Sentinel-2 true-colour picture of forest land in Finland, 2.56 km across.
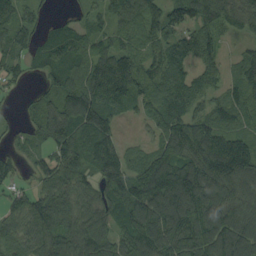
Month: September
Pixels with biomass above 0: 87%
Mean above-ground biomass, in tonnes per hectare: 100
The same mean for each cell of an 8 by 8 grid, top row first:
90 31 39 68 104 100 112 91
88 122 96 83 76 92 95 31
42 73 130 167 85 91 74 87
18 92 148 90 55 108 65 77
29 68 126 107 32 134 138 127
57 88 97 129 161 179 156 167
74 105 89 95 143 160 143 119
73 100 117 88 132 135 147 139
